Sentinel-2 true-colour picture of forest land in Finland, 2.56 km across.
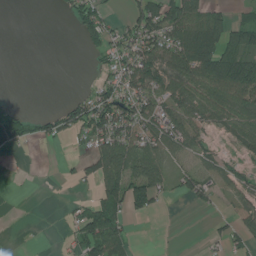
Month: June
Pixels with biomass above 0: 49%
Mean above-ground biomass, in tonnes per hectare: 44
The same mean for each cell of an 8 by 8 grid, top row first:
0 0 64 21 84 109 87 20
0 0 14 62 81 93 95 93
0 0 1 47 80 81 95 98
53 20 72 98 75 68 63 80
32 15 20 89 67 55 28 34
1 1 31 94 104 41 36 35
0 0 24 77 32 0 16 36
0 1 61 96 0 0 16 32
